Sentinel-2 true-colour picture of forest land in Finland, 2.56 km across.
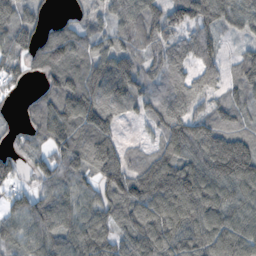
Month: November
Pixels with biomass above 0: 87%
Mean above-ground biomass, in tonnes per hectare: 100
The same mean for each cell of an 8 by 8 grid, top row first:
90 31 39 68 104 100 112 91
88 122 96 83 76 92 95 31
42 73 130 167 85 91 74 87
18 92 148 90 55 108 65 77
29 68 126 107 32 134 138 127
57 88 97 129 161 179 156 167
74 105 89 95 143 160 143 119
73 100 117 88 132 135 147 139
